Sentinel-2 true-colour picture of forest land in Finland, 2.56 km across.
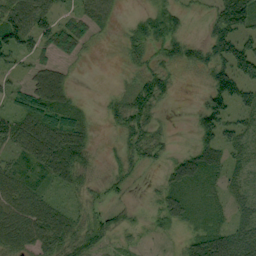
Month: September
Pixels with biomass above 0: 73%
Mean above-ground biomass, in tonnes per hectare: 41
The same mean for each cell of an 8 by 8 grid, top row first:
71 50 41 26 31 46 25 107
69 45 38 5 36 45 61 93
22 74 3 1 37 18 39 90
53 65 26 21 51 1 76 39
52 88 64 8 53 8 56 40
38 40 43 22 8 41 36 21
56 52 27 23 9 43 20 22
64 65 52 29 9 13 53 61
